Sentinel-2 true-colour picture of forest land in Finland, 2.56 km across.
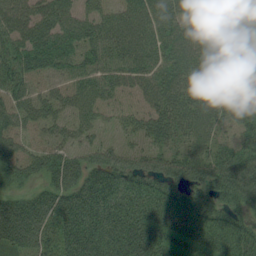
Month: August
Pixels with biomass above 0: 90%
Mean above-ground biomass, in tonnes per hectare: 63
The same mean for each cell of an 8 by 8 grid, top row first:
54 60 50 49 62 56 19 1
70 73 63 62 63 64 60 54
76 49 53 54 58 69 62 38
61 54 54 35 47 72 66 53
53 51 45 32 38 46 53 67
51 56 73 78 72 73 90 97
80 82 100 80 79 92 70 58
86 66 106 71 95 72 77 89
